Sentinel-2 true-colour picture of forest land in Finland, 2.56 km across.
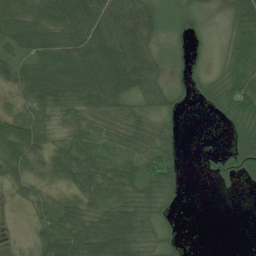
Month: July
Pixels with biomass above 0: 74%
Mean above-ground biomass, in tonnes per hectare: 47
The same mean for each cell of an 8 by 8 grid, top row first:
64 74 99 81 66 5 8 64
52 68 79 91 74 8 4 57
46 86 90 106 83 13 29 72
34 43 50 65 42 22 13 61
65 33 49 52 56 29 0 50
28 29 58 62 68 42 3 32
3 30 50 78 67 14 0 0
0 53 80 131 58 19 0 0
